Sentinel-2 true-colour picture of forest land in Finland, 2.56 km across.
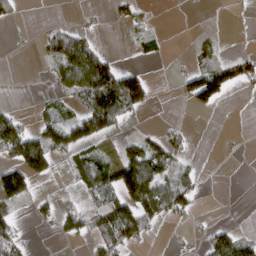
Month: March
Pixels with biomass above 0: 36%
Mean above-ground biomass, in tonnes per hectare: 40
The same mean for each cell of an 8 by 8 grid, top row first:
15 0 3 13 17 0 1 4
2 40 83 3 17 0 29 2
0 27 114 107 76 13 128 69
21 25 54 143 30 0 21 0
122 88 79 13 61 37 0 2
108 46 57 96 150 74 2 0
36 24 35 83 88 57 0 0
39 2 24 72 28 3 36 55
